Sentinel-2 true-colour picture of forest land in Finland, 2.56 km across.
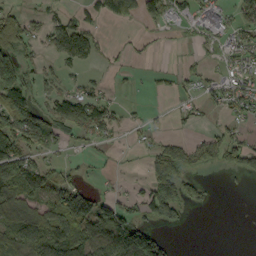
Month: September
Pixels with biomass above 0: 50%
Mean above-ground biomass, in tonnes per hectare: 53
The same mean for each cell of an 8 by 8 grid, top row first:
60 33 29 56 50 44 50 58
105 34 95 12 9 3 12 52
127 30 31 9 6 19 23 47
156 72 98 51 12 17 22 50
110 65 20 18 26 63 60 67
136 87 20 10 25 128 15 29
94 84 174 68 50 74 16 0
95 121 100 111 80 6 0 0
